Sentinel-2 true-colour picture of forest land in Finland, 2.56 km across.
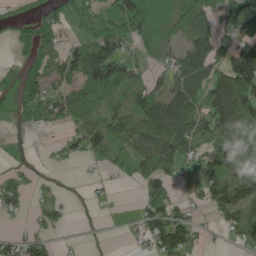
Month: May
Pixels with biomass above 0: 61%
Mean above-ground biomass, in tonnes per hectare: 69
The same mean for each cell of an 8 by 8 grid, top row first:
30 57 81 84 184 98 94 124
42 69 66 130 63 56 122 99
67 85 83 118 45 79 118 180
45 79 66 57 113 140 112 147
3 12 54 74 76 100 62 57
55 12 4 25 65 33 83 74
44 46 6 9 57 68 47 100
42 39 6 2 46 114 11 38
